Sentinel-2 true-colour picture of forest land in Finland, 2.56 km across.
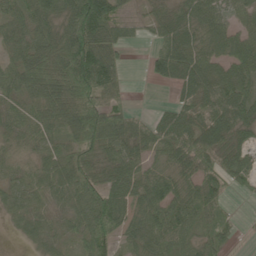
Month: June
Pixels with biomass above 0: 85%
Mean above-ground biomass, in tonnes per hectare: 64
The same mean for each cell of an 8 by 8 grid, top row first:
60 75 134 82 29 53 76 41
56 103 134 83 14 102 66 63
70 122 129 75 13 67 87 73
43 80 103 91 14 52 71 80
31 49 73 80 53 77 80 58
35 64 85 58 58 58 66 55
41 37 63 101 69 77 62 3
11 38 40 66 67 76 42 8
